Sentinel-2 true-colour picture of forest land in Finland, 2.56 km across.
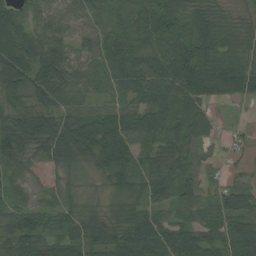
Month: August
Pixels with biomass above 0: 92%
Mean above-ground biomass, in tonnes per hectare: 71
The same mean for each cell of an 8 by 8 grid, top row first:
74 63 61 70 92 84 62 25
98 88 50 75 75 100 90 54
86 111 71 68 102 102 97 93
77 69 58 75 84 76 38 2
96 90 114 122 75 85 43 15
44 21 27 73 75 96 22 13
55 43 46 41 66 66 49 69
95 69 78 83 109 88 82 94
